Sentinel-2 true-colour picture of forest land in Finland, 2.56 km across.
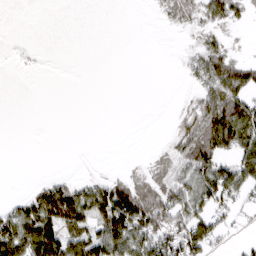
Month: March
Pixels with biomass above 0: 40%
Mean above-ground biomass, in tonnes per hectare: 28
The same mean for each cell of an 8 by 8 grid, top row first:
0 0 0 0 0 27 35 19
1 0 0 0 0 1 28 4
0 0 0 0 0 1 61 68
0 0 0 0 0 5 69 76
0 0 0 0 0 25 76 70
0 6 5 12 16 45 69 63
25 84 75 109 86 65 50 18
84 93 60 100 59 62 56 6
